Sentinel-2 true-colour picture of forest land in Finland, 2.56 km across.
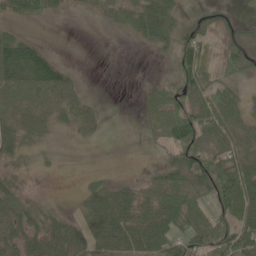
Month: June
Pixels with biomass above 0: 65%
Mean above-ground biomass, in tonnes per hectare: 39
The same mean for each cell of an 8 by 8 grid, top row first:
30 20 3 25 68 39 24 16
75 23 0 0 12 56 37 50
51 70 10 0 7 53 55 31
22 20 29 1 25 88 86 56
35 7 6 0 5 71 54 64
17 5 1 6 15 52 78 99
38 18 26 81 57 64 34 88
41 52 47 66 72 61 67 94
